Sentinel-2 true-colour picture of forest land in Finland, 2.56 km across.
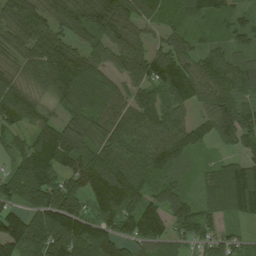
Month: August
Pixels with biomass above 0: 91%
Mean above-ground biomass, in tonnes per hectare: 95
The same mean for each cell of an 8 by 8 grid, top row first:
124 96 108 131 70 50 61 49
80 121 73 78 70 78 57 60
64 104 125 68 103 150 117 116
113 47 96 97 103 100 88 112
54 131 97 92 95 95 52 97
83 105 100 116 90 48 58 148
80 139 91 111 125 98 81 109
168 138 154 101 109 75 83 50
